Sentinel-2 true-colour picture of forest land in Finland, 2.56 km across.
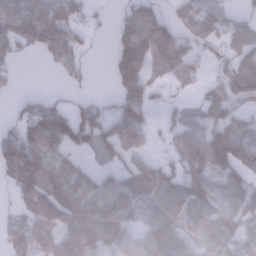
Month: January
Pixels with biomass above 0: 72%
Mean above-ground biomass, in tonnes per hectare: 88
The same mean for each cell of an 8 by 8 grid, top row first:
98 95 51 24 132 54 115 38
55 90 53 63 193 147 33 83
14 1 23 57 130 38 31 129
21 104 68 64 87 35 81 56
134 115 82 113 63 72 152 101
139 124 74 73 127 86 109 79
46 177 172 206 112 113 86 77
76 89 178 122 85 104 52 60
